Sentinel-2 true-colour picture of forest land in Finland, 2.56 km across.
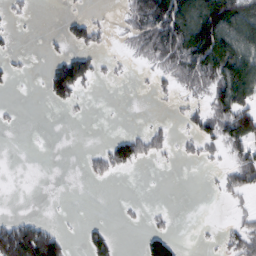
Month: February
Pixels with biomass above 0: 33%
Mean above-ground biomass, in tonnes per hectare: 35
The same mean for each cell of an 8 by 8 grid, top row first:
9 0 16 4 93 147 138 118
4 5 37 6 35 89 182 128
8 48 89 7 2 30 73 145
4 1 3 0 0 7 50 96
0 2 1 39 44 13 31 54
0 0 4 25 0 0 2 53
0 0 0 0 5 2 0 11
127 95 8 32 29 25 2 46
